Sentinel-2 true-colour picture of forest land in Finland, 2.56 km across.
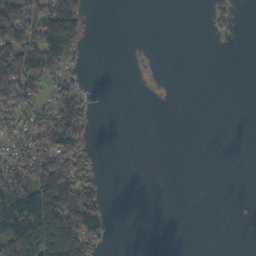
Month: October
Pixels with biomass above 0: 32%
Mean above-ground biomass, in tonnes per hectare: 34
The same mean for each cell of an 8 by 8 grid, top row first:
77 96 53 0 0 0 21 7
105 118 33 0 1 0 0 0
109 60 10 0 2 0 0 0
66 53 68 0 0 0 0 0
52 91 56 0 0 0 0 0
92 110 79 0 0 0 0 0
141 146 155 5 0 0 0 0
131 137 100 8 0 0 0 0
